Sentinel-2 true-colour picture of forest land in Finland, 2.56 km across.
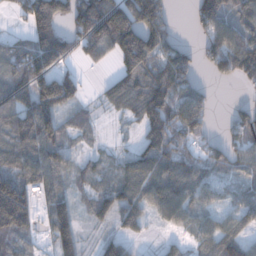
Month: December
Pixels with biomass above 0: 75%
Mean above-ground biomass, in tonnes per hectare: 86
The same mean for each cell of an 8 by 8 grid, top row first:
29 169 154 180 154 24 132 108
67 170 86 131 192 87 77 129
103 115 49 43 120 130 19 63
94 108 38 32 128 123 65 51
84 101 20 15 63 95 57 80
94 95 49 55 115 126 63 51
186 66 35 88 84 121 58 75
67 39 72 57 18 25 85 87
